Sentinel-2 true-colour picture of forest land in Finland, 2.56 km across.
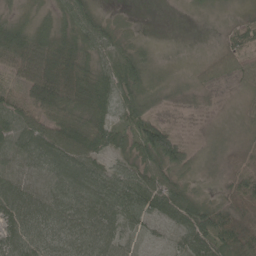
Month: May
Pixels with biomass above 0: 89%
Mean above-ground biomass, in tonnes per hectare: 46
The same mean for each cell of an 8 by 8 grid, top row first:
17 18 58 11 0 1 5 13
70 68 63 36 18 0 8 52
33 98 87 53 48 16 41 64
55 63 57 49 71 26 24 29
44 52 73 44 97 79 11 43
48 40 56 45 57 37 9 76
61 51 53 56 61 69 49 71
56 46 52 43 23 26 71 84
